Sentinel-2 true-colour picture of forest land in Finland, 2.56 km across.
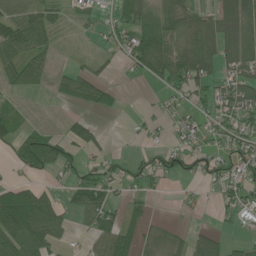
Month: June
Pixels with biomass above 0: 58%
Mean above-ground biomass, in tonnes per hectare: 42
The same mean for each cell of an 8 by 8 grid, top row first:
55 47 23 21 51 57 34 77
75 40 3 26 81 58 64 76
42 24 54 15 21 67 59 62
26 4 16 22 8 24 31 76
45 71 54 8 16 22 27 54
8 18 34 28 35 27 42 62
158 78 54 46 26 6 7 68
81 62 13 71 42 23 37 13
